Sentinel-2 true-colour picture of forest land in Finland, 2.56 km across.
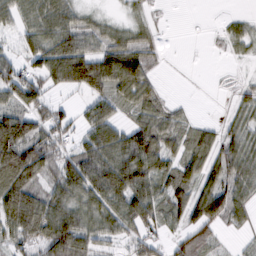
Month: February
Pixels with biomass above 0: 74%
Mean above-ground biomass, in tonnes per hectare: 57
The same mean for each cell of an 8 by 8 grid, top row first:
58 96 43 14 18 0 0 13
30 102 85 64 39 1 2 24
82 70 123 103 77 0 1 11
75 53 25 52 57 28 0 34
138 68 43 84 102 42 48 58
123 57 93 91 92 75 51 66
131 88 73 71 93 62 80 41
55 97 96 46 58 31 32 11
